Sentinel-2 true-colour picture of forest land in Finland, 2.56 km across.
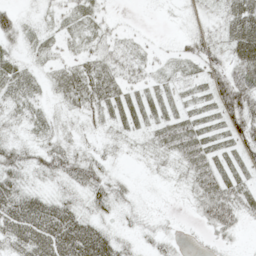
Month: May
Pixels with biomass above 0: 76%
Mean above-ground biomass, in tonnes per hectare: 25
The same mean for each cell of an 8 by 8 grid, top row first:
22 13 19 8 1 4 17 52
17 15 17 27 13 10 32 49
22 16 41 34 18 19 29 57
20 11 27 19 16 15 17 65
23 23 14 12 14 34 20 31
29 25 38 18 3 12 35 17
52 42 25 26 10 3 40 31
48 63 69 36 13 11 10 7
